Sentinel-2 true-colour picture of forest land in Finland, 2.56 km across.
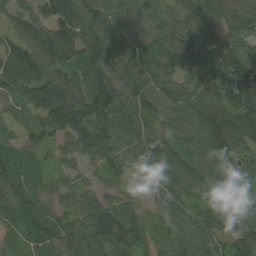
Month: August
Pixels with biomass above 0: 95%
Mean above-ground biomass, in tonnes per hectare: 82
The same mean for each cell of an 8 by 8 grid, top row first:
71 94 116 74 54 62 81 104
75 139 114 81 75 114 112 75
94 114 76 97 77 70 104 150
45 113 102 106 86 85 139 116
57 47 85 82 77 71 121 91
66 42 38 54 61 81 93 52
72 63 62 75 47 65 61 33
25 72 100 101 77 62 89 82
